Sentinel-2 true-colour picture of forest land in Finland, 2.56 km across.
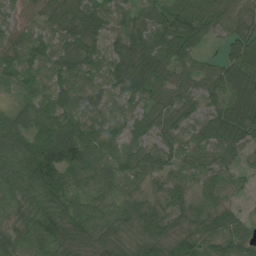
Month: July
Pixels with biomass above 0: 96%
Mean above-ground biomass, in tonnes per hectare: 72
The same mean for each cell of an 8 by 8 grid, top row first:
45 57 94 71 62 110 91 71
69 60 76 51 88 109 39 77
58 59 71 81 81 62 57 88
63 74 82 71 61 53 53 99
107 130 112 55 64 56 60 64
89 152 72 68 60 55 54 30
65 82 64 58 72 56 69 30
73 94 79 78 96 55 76 78
